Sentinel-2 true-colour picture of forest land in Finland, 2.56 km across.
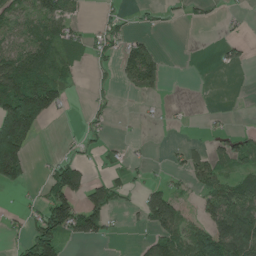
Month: June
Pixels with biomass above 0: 41%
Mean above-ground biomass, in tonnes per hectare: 51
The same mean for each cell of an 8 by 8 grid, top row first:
73 89 19 23 11 8 15 11
79 91 37 40 63 0 0 25
142 98 14 17 80 0 0 0
215 98 3 17 3 6 5 0
214 0 21 14 4 5 22 58
101 39 73 27 8 16 101 58
12 105 85 59 63 76 67 111
15 143 55 14 29 92 140 154
